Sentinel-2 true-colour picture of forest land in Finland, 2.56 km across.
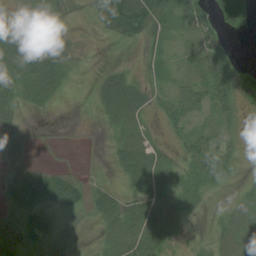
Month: July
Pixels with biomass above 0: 64%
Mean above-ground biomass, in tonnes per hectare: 29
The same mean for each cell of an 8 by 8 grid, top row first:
18 41 5 76 89 37 45 58
42 30 7 3 18 9 45 4
43 59 4 46 18 17 57 52
23 8 0 40 28 44 39 32
18 0 0 13 36 15 44 15
35 54 11 7 58 29 45 7
31 43 23 45 50 34 7 21
23 15 1 32 46 12 11 36
